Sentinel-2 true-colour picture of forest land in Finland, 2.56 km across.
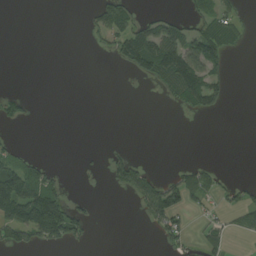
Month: August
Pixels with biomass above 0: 26%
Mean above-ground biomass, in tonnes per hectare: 32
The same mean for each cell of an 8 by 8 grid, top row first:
0 0 3 83 22 25 53 24
0 0 0 35 113 115 104 16
0 0 0 0 28 124 99 0
30 0 0 0 0 9 48 0
13 0 0 4 0 0 0 0
110 35 3 42 57 32 33 2
133 156 30 0 49 81 23 42
59 77 41 0 0 49 37 8
